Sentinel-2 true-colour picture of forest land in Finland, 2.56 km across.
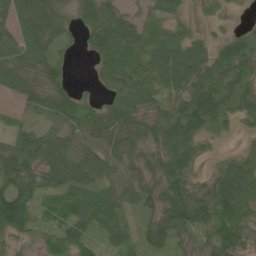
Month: June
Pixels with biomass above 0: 85%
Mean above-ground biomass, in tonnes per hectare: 61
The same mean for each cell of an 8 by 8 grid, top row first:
80 100 47 71 35 37 16 6
75 66 19 93 79 77 43 65
57 65 6 59 77 76 84 63
21 65 69 61 51 56 87 55
64 71 71 66 47 87 19 12
92 59 70 41 44 86 28 91
126 57 92 79 46 101 84 90
31 48 70 55 52 43 44 56
